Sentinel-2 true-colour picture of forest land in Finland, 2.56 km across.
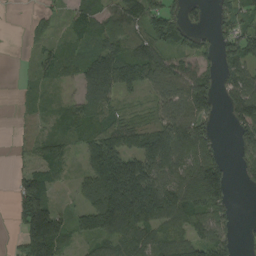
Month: August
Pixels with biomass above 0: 72%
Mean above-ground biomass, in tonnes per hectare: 81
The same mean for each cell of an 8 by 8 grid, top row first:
0 30 63 75 116 56 27 80
1 32 44 92 111 81 40 112
4 31 53 127 101 122 79 90
5 18 59 53 17 107 75 108
14 58 53 129 124 142 83 64
42 97 37 227 185 95 170 24
73 132 53 237 240 134 130 11
32 215 35 74 71 77 88 40
